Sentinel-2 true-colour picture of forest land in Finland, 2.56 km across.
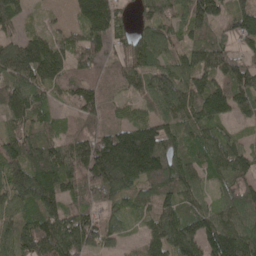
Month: May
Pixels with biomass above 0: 91%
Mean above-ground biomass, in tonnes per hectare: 103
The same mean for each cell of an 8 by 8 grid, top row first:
95 13 65 104 71 83 152 115
81 121 76 81 111 62 119 64
112 109 87 73 92 125 122 118
124 61 93 59 47 111 131 73
118 91 113 184 222 91 99 58
130 145 141 173 151 112 73 109
87 111 97 63 62 84 77 109
99 169 132 50 61 139 129 141
